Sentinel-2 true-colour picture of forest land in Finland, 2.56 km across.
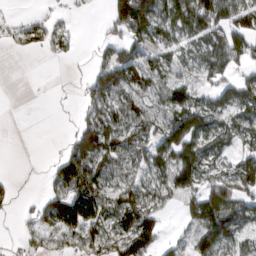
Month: March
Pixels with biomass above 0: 65%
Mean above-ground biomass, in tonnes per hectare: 69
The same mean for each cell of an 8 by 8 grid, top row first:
8 19 7 83 176 78 138 83
17 35 10 52 67 60 70 95
0 1 14 110 85 60 56 73
0 1 25 80 74 112 111 82
0 1 87 86 83 146 85 52
6 25 131 79 68 142 75 95
15 76 138 99 139 27 187 108
11 45 73 79 136 19 133 65
